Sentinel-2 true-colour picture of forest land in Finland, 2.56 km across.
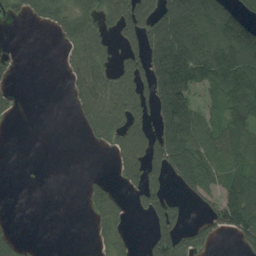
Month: August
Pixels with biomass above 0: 50%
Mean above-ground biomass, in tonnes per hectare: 59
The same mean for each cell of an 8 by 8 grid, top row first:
29 67 72 59 99 109 132 95
10 0 61 35 85 149 133 148
14 0 58 60 85 180 76 123
18 0 35 63 49 146 43 94
0 0 3 44 86 142 94 95
0 0 6 22 85 62 80 87
0 0 7 65 41 48 44 145
31 0 0 49 14 103 40 45
